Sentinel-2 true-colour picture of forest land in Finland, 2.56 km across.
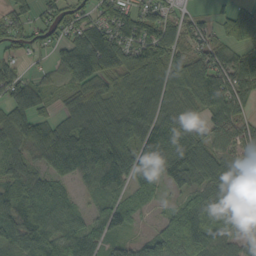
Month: September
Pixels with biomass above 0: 84%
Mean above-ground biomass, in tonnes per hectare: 77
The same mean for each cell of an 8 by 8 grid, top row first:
51 52 54 87 91 46 22 61
48 47 130 127 119 91 59 63
74 29 79 64 89 73 107 77
88 44 69 85 84 71 63 58
70 124 98 146 100 120 93 69
63 67 66 95 77 94 98 72
83 68 32 72 21 33 102 133
61 87 85 57 64 78 123 54
